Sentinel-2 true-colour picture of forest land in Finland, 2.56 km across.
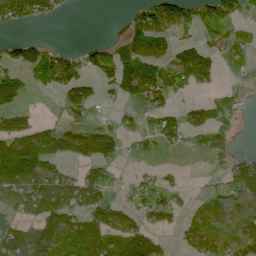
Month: June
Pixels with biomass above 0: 56%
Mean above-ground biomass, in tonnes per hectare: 51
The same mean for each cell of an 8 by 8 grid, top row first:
63 36 1 0 64 93 96 60
25 29 17 38 79 50 59 65
40 48 43 42 103 78 51 8
38 7 37 19 35 50 77 42
66 61 62 47 33 37 70 10
81 72 39 30 24 11 13 122
57 70 59 50 52 43 64 51
81 87 87 73 79 17 63 81
